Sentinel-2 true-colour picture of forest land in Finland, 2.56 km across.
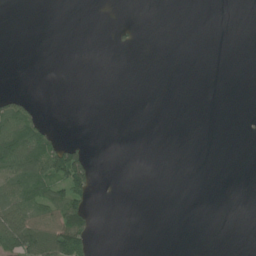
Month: June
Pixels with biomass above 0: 16%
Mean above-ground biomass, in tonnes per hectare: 16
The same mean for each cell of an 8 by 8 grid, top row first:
0 0 0 0 0 0 0 0
0 0 0 5 1 0 0 0
0 0 0 0 0 0 0 0
58 1 0 0 0 0 0 0
98 57 17 0 0 0 0 0
66 86 86 0 0 0 0 0
69 73 60 0 0 0 0 0
109 114 91 0 0 0 0 0
